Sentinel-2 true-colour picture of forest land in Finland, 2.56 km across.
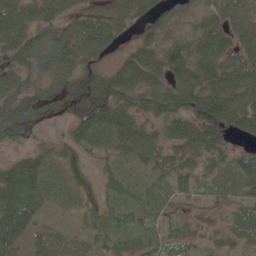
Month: June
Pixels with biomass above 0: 89%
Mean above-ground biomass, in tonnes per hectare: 61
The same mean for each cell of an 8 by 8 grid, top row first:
85 81 54 75 49 37 53 56
85 112 100 45 65 64 83 68
61 75 61 72 84 81 107 123
96 47 57 92 63 82 133 121
37 25 53 47 64 59 78 27
112 44 54 26 26 55 32 57
146 25 33 32 24 22 22 34
80 33 25 32 28 34 22 35
